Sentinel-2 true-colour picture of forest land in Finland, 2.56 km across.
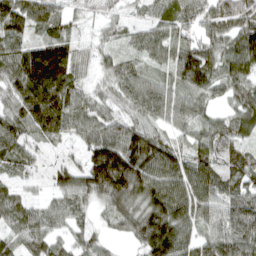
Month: April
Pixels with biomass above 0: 92%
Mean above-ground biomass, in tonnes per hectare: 89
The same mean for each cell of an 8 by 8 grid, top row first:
133 90 34 32 33 81 82 124
91 153 49 39 61 74 87 109
134 225 59 63 65 77 110 91
104 165 80 53 73 66 42 82
96 38 52 133 142 57 83 72
45 37 97 230 145 110 105 90
81 46 56 85 113 130 78 108
64 76 54 27 130 146 79 108
